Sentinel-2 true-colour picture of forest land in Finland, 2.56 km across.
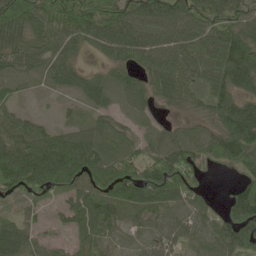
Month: May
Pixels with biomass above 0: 87%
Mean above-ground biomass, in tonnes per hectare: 70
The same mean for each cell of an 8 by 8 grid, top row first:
96 86 109 95 84 84 77 69
88 74 53 82 78 83 88 124
37 34 67 53 59 91 74 103
38 5 23 36 38 29 59 114
74 79 91 43 44 82 74 117
99 111 103 114 106 115 26 42
31 28 78 85 77 60 38 130
74 21 44 32 28 58 65 98
